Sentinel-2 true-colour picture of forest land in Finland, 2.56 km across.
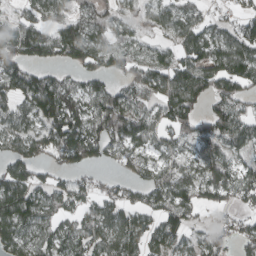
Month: March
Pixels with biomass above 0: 77%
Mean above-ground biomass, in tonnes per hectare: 72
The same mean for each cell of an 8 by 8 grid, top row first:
40 63 69 54 46 68 36 44
105 93 105 59 35 60 80 94
93 79 51 51 83 115 99 102
79 124 82 122 67 112 68 70
76 99 102 79 63 59 84 72
88 43 42 25 52 69 77 64
127 59 55 66 58 80 38 36
80 67 64 80 80 64 48 51
